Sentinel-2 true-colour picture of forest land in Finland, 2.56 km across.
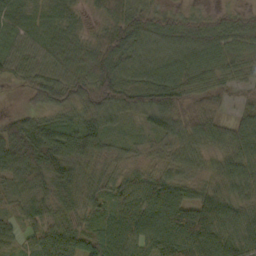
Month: October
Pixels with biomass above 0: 94%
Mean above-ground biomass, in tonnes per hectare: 63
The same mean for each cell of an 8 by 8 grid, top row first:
49 44 27 50 61 36 32 38
54 59 56 76 68 71 81 70
34 71 73 90 71 81 64 44
23 59 67 80 78 81 60 36
100 100 76 41 31 58 62 91
63 75 42 54 52 60 46 78
34 48 62 47 79 118 84 63
30 62 51 62 78 115 80 74
